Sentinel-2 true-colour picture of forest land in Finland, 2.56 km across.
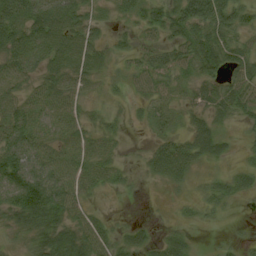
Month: August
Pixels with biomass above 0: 79%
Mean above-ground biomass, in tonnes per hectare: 36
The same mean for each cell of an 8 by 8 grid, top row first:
58 69 42 18 35 55 106 48
51 59 60 22 28 35 54 33
42 33 40 16 30 21 33 41
59 48 28 10 10 15 27 28
62 42 43 21 8 39 50 10
79 67 49 27 13 38 12 25
57 71 32 2 0 6 22 27
10 44 47 34 24 26 4 29
